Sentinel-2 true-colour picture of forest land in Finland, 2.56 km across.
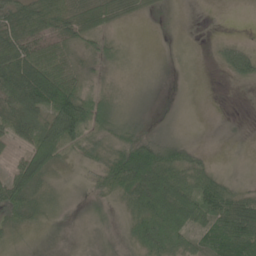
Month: June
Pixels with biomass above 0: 76%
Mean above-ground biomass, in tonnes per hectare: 40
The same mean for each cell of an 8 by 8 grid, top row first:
60 86 69 49 20 5 3 0
93 57 29 25 3 9 6 25
91 101 35 15 11 6 2 22
54 81 119 48 10 7 2 1
26 92 59 32 54 36 3 4
51 43 9 52 105 62 42 13
60 32 10 21 79 106 66 66
17 11 6 10 68 82 46 73
